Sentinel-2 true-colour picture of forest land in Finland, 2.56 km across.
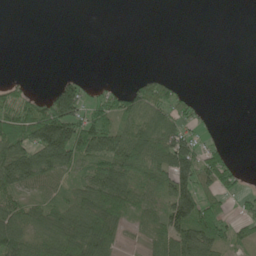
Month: June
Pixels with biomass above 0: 51%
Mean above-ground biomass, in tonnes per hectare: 56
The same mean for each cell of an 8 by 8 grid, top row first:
0 0 0 0 0 0 0 0
0 0 0 0 0 0 0 0
16 3 38 9 34 23 0 0
115 122 104 114 83 66 8 0
126 170 162 102 103 103 25 0
117 72 53 111 72 113 84 39
75 77 100 125 53 120 87 25
93 87 162 101 25 112 105 42
